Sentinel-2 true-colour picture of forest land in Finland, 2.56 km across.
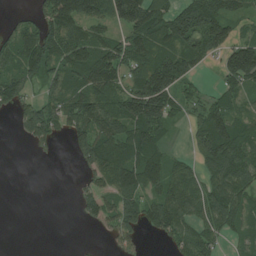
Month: July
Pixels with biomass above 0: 69%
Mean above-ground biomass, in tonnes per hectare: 77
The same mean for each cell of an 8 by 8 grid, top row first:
18 91 141 100 155 96 124 54
103 120 109 90 112 109 92 111
86 73 102 96 130 113 7 99
42 86 114 115 172 61 102 58
4 37 81 120 141 13 141 110
0 0 22 115 129 79 66 112
0 0 40 69 83 103 85 85
0 0 1 25 23 64 66 50
